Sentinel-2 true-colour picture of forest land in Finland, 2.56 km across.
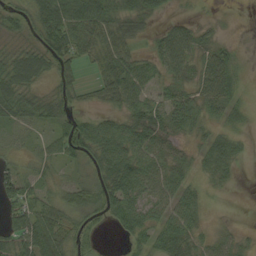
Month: September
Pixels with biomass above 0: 78%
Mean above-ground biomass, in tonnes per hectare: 41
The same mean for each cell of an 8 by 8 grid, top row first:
35 68 64 54 39 12 5 1
22 58 52 64 15 84 32 11
44 23 29 76 58 37 61 41
39 30 26 30 63 58 40 31
16 27 66 77 57 25 61 18
46 20 16 77 66 48 31 6
51 47 45 61 48 80 12 0
52 76 27 4 47 73 21 18
